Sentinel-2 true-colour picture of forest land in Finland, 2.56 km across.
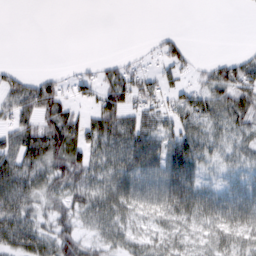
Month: March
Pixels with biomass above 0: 65%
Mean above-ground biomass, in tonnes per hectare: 41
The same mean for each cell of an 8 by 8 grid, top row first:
0 0 0 0 0 0 0 0
0 0 0 0 5 37 0 4
34 38 32 46 46 28 40 65
50 64 33 74 56 55 51 62
61 87 67 61 78 80 45 35
82 68 71 57 59 81 27 31
66 40 53 63 46 66 55 54
64 55 57 42 42 52 39 47
